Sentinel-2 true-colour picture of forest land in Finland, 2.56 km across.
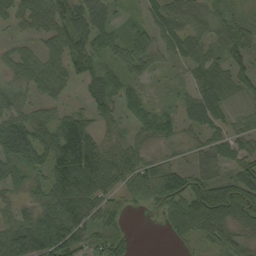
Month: September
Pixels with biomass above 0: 84%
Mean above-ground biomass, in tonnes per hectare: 48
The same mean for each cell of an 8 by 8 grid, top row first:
39 62 57 37 29 57 50 33
24 33 58 49 63 44 44 56
35 47 47 54 34 21 59 47
47 31 29 44 48 30 68 24
56 55 88 44 36 26 39 40
31 51 87 65 66 62 57 63
34 51 76 43 17 49 100 80
81 77 63 58 0 15 39 36
